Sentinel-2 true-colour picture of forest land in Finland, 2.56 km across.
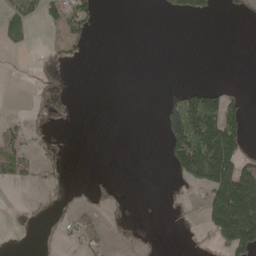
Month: May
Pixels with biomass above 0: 24%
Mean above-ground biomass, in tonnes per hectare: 37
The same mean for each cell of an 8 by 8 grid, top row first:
59 50 80 0 0 13 28 19
27 6 23 0 0 0 0 0
1 7 0 0 0 0 1 0
3 12 0 0 0 95 178 59
73 9 0 0 0 99 194 89
41 19 0 9 0 37 154 196
3 11 30 31 1 10 128 307
2 3 33 10 6 1 31 211
